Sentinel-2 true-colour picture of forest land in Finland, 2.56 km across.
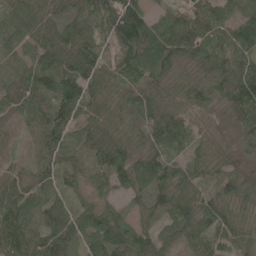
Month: May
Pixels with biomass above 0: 95%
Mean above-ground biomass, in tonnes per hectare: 72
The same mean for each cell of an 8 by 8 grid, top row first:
78 81 89 141 97 66 97 79
68 101 111 47 135 111 97 86
47 95 125 57 69 39 67 116
29 98 77 46 69 53 39 78
10 73 63 81 57 69 37 46
42 44 42 70 94 77 54 75
91 70 49 38 54 90 72 43
96 86 70 91 64 62 67 50
